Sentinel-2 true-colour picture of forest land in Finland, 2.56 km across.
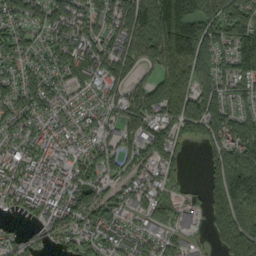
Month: September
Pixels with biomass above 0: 84%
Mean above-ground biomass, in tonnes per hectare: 104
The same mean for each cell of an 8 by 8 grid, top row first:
87 109 110 141 266 196 137 150
101 79 129 113 176 188 147 113
80 78 78 119 75 201 110 110
90 75 57 55 153 173 158 85
66 85 54 68 127 85 96 160
76 85 79 61 60 39 74 192
43 75 109 75 69 62 93 159
54 56 67 82 76 54 40 189
